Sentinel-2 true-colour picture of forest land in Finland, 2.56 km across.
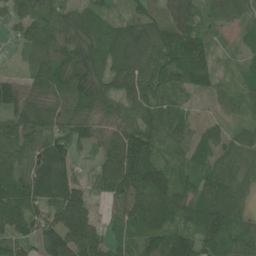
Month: June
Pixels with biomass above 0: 92%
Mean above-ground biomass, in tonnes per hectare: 81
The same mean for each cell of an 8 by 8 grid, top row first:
50 62 76 35 56 67 54 72
20 91 102 79 94 139 64 34
51 86 127 91 83 73 69 40
104 87 87 63 78 60 20 46
90 86 52 70 118 73 63 61
97 136 39 118 149 73 84 83
108 80 97 48 104 108 137 76
75 119 117 52 82 110 119 84
